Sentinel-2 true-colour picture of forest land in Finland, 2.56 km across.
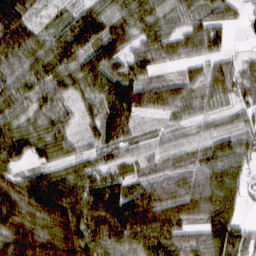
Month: March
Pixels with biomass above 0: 90%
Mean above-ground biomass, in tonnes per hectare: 76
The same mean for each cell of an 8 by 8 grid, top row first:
96 18 65 55 62 46 54 25
80 70 94 99 58 65 64 10
61 80 66 100 73 51 70 82
51 55 38 114 77 59 36 41
96 67 33 82 36 36 42 66
68 71 75 70 52 63 86 59
118 130 124 164 162 115 118 42
125 129 128 99 106 106 86 86
